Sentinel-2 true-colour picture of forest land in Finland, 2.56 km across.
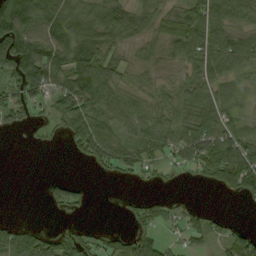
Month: September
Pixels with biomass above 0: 68%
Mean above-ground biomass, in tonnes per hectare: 56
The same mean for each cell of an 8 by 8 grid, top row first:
115 96 100 100 23 53 89 60
137 110 137 46 29 73 88 81
86 92 112 63 32 30 71 39
59 37 115 80 59 54 80 35
1 10 65 79 63 72 98 84
0 11 3 22 24 10 55 104
0 17 24 1 33 18 11 3
77 54 54 47 52 18 32 65
